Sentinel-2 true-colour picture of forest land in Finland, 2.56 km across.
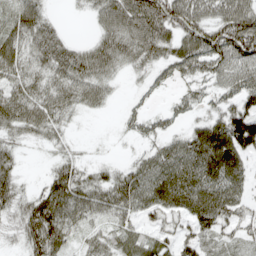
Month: April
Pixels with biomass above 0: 78%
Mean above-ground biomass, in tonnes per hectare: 49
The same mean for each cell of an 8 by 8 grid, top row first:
49 28 5 77 87 89 60 90
58 59 28 56 58 50 85 99
53 48 62 27 16 29 42 68
68 60 25 6 22 26 25 88
23 18 3 2 17 37 96 102
37 28 42 35 59 73 68 52
38 84 60 54 49 54 82 40
18 85 30 38 43 52 37 27
